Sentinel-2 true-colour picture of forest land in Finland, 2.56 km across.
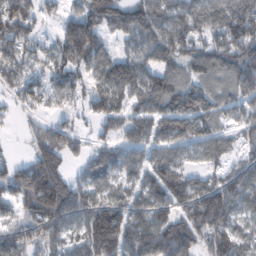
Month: February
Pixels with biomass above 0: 80%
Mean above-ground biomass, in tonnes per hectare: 96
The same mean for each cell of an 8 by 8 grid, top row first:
137 36 101 122 111 100 98 151
99 42 159 37 93 119 92 151
85 73 65 132 117 90 81 111
26 35 41 94 82 132 91 32
7 107 34 56 72 93 95 49
114 188 45 75 89 103 56 89
68 189 100 99 83 103 196 89
106 107 82 179 153 183 110 91
